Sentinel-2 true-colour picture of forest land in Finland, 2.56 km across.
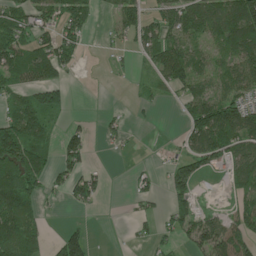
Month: June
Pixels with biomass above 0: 55%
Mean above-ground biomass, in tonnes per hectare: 55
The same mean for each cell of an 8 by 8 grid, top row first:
67 59 70 25 59 74 103 137
89 74 41 16 52 71 41 115
64 69 2 4 13 81 49 83
64 79 2 7 7 8 120 111
143 47 66 15 0 12 127 95
88 60 67 4 23 65 16 67
97 10 23 0 17 65 17 48
91 35 92 1 19 32 109 88
